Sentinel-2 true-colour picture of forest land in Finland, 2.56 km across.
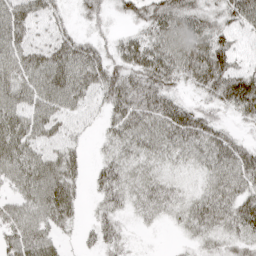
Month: April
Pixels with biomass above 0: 86%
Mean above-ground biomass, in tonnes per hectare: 46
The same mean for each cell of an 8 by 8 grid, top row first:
64 41 16 19 49 69 42 65
59 57 47 28 65 73 85 29
53 68 64 56 57 43 67 76
59 56 46 44 57 62 34 44
64 52 20 32 44 53 57 34
52 67 24 53 33 18 39 60
42 65 20 37 34 32 60 67
57 42 15 33 4 7 29 35
